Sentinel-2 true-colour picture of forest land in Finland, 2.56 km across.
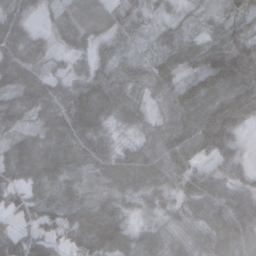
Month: November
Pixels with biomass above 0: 93%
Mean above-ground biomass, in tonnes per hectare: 63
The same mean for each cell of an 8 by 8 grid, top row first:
46 19 76 54 30 21 19 49
76 29 30 33 18 49 56 60
85 55 44 79 54 51 77 100
62 68 101 54 33 68 114 105
68 73 74 30 47 96 89 33
60 77 63 81 84 68 52 39
49 71 119 97 37 19 53 93
101 61 134 132 58 31 42 69
